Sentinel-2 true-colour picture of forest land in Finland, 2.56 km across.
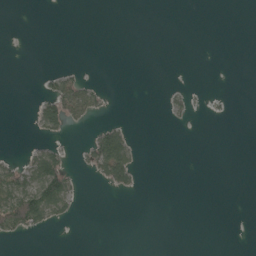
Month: May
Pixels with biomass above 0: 12%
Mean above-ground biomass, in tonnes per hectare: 11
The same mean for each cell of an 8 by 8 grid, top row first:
0 0 0 0 0 0 0 0
0 0 0 0 0 0 0 0
0 18 27 0 0 0 0 0
0 54 50 2 0 10 3 0
0 19 6 95 1 0 0 0
41 102 8 51 2 0 0 0
88 92 6 0 0 0 0 0
10 1 0 0 0 0 0 0
